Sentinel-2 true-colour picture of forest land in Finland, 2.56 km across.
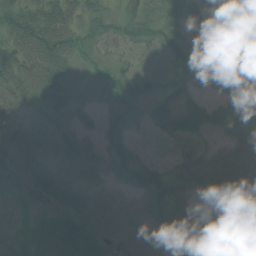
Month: July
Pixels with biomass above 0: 88%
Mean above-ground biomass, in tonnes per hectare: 54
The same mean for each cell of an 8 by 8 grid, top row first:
51 75 45 27 40 61 43 50
53 87 40 30 32 40 44 73
85 79 24 39 43 35 33 79
87 35 41 39 45 78 60 42
80 78 62 43 12 19 21 59
32 85 58 41 54 44 86 101
7 30 69 59 59 67 54 63
27 67 70 58 73 84 93 83
